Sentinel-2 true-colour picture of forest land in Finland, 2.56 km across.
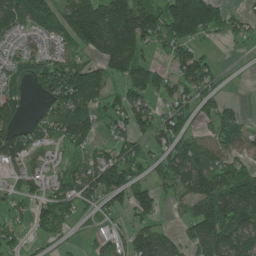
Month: June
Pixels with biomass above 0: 73%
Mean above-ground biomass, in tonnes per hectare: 95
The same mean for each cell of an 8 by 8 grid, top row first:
110 105 198 164 160 219 162 41
54 51 102 151 96 97 23 8
63 146 204 86 131 83 77 2
75 67 147 85 89 84 60 39
125 78 80 73 59 107 72 87
54 85 108 146 60 127 150 130
45 106 57 60 92 31 135 180
47 40 14 64 124 57 154 126
